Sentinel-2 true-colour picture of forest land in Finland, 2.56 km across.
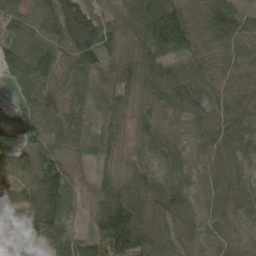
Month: June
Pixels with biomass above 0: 96%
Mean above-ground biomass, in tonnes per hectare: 75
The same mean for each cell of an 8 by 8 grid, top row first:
48 71 132 50 127 115 106 97
88 73 138 62 106 117 68 68
73 68 76 83 97 101 79 58
40 56 59 70 41 44 66 92
45 62 57 44 49 37 51 74
60 139 22 44 65 53 47 55
73 120 25 138 122 81 33 55
108 127 72 135 125 67 43 29
